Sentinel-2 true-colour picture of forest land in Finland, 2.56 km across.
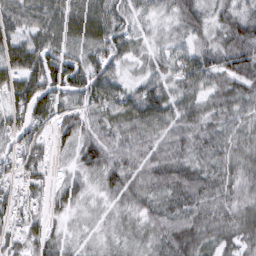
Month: March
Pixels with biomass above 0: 94%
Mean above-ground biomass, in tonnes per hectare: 56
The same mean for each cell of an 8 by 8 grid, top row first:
64 73 82 63 28 48 40 59
74 72 64 72 29 36 57 78
67 87 83 65 39 52 58 69
72 60 48 62 80 57 54 54
65 40 55 57 61 61 66 52
65 37 35 61 63 80 63 53
54 40 26 30 44 63 60 52
43 46 20 24 31 73 55 56
